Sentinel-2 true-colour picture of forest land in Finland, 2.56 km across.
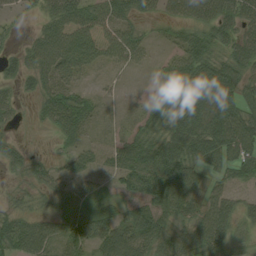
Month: August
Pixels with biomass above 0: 77%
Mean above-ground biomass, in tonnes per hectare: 50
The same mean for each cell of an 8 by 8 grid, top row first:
14 46 68 64 29 38 66 68
22 75 74 62 28 34 61 66
36 47 22 7 2 48 84 65
23 45 61 5 26 65 84 72
27 4 27 27 71 88 95 98
14 42 35 37 101 113 36 42
26 23 22 28 72 73 59 44
72 60 59 94 77 54 75 19
